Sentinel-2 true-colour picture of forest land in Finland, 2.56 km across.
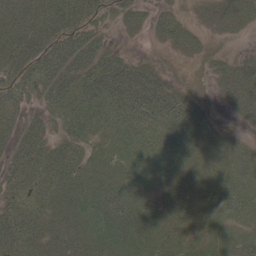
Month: May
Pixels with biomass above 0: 89%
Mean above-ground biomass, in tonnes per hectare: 50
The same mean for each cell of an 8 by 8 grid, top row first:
68 77 63 37 33 33 29 60
73 74 69 22 6 34 25 8
59 66 58 66 59 18 22 54
38 36 55 56 57 63 27 26
45 41 45 47 56 61 44 24
59 63 55 50 47 52 54 53
68 53 57 71 55 51 61 53
83 40 48 69 71 53 54 52
